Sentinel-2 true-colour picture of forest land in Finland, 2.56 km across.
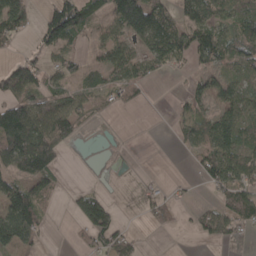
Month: April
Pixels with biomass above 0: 55%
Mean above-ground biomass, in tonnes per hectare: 58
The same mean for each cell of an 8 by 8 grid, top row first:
100 73 110 72 141 67 94 66
20 69 29 80 65 114 102 79
120 49 44 54 48 4 40 55
125 94 68 21 2 20 44 81
155 120 11 2 0 17 95 87
74 87 0 2 10 3 69 86
123 23 78 45 28 27 30 95
108 11 25 91 14 0 29 17
